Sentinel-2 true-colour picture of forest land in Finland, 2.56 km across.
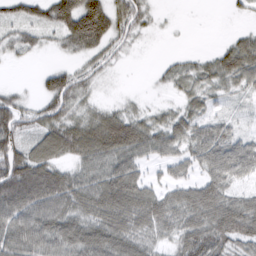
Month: March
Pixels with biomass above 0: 78%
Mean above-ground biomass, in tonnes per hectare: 54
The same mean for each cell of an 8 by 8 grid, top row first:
38 56 143 82 42 1 0 10
34 14 54 44 4 2 6 58
2 45 47 7 1 29 38 46
78 60 34 37 23 31 29 8
74 78 82 96 67 46 70 50
121 95 56 77 38 32 57 44
104 91 70 94 90 71 92 74
89 81 88 93 52 47 97 67
